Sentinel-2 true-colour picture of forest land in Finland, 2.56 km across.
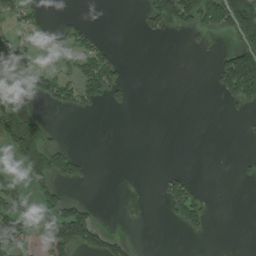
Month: July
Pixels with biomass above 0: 26%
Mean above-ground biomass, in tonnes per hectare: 42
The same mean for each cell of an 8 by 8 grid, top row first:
46 12 13 0 41 141 106 197
57 34 55 23 0 0 14 94
67 63 93 85 0 0 8 250
104 16 35 14 0 0 0 20
114 75 1 0 0 0 0 3
32 106 55 0 4 35 0 13
88 99 56 0 3 82 38 0
78 49 105 55 0 0 9 0
